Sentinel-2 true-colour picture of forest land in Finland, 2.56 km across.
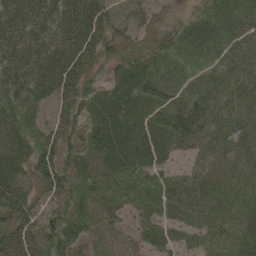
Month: June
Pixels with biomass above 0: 93%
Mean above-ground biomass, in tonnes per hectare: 57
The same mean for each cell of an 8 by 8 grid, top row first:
64 64 69 39 33 21 65 78
63 61 67 44 48 76 73 59
60 64 58 41 72 77 63 64
59 31 51 61 58 79 65 68
55 55 48 71 51 53 49 44
52 69 60 73 66 33 38 47
65 37 56 54 57 59 62 62
75 69 54 42 43 40 51 65
